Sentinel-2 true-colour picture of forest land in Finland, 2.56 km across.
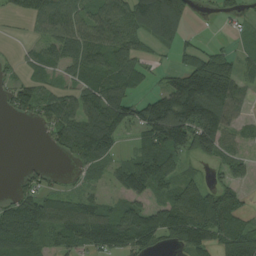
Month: August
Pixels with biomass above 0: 71%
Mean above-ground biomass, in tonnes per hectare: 76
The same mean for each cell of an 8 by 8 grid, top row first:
29 85 66 79 133 111 4 29
6 58 86 83 34 52 37 25
31 36 52 74 32 100 240 83
40 70 89 119 122 216 183 44
0 24 114 106 62 143 111 28
12 29 24 47 137 63 21 33
91 82 81 53 76 126 115 67
112 53 107 124 95 77 83 126
